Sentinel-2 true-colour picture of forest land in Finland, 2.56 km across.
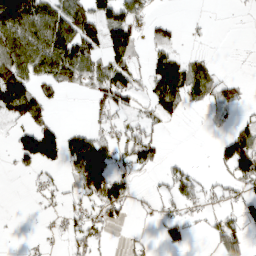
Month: March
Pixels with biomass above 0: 47%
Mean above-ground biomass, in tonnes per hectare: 44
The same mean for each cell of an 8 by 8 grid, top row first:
142 110 84 75 36 2 3 2
102 129 98 88 23 24 4 1
121 57 55 90 40 103 56 19
64 34 0 46 28 49 17 22
52 119 73 42 71 0 2 98
9 10 46 65 11 40 11 83
0 8 29 56 4 21 18 40
1 5 30 8 12 37 15 51
